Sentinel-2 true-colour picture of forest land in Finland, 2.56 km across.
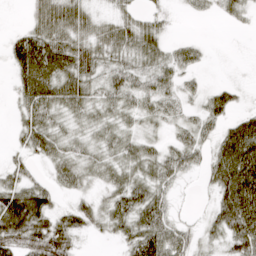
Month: April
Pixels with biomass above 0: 74%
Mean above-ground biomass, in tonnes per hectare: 40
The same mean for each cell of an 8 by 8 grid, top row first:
0 64 52 24 26 8 13 20
50 74 49 46 50 24 8 0
32 83 57 39 36 33 7 4
18 45 30 32 36 24 39 25
14 43 26 34 32 32 29 100
31 20 36 33 38 38 30 127
97 50 33 41 67 13 18 116
70 78 20 16 72 55 18 70
